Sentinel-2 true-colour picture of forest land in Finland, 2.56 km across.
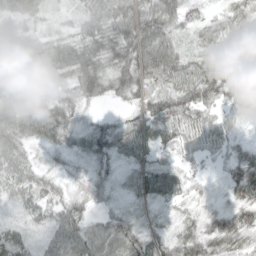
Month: April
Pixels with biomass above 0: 94%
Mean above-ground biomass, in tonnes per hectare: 45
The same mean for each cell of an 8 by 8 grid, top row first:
39 24 32 66 73 54 29 46
49 50 58 66 88 50 43 37
47 34 73 55 52 58 65 32
66 61 37 12 42 62 29 29
52 39 40 60 53 43 38 22
53 30 24 30 58 43 12 57
31 37 34 26 25 22 21 50
54 39 56 54 53 44 55 45
